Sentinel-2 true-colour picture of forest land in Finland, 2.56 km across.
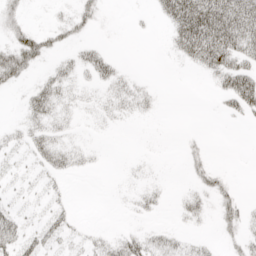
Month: April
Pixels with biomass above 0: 43%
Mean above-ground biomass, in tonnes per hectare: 15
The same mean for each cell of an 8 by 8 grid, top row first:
21 3 21 2 2 51 68 57
39 20 14 4 0 21 66 43
24 19 12 22 4 0 8 50
3 29 8 12 8 0 0 20
12 25 8 0 0 1 5 0
8 14 4 1 6 0 17 1
12 14 1 1 9 6 10 20
34 22 12 17 26 18 6 17
